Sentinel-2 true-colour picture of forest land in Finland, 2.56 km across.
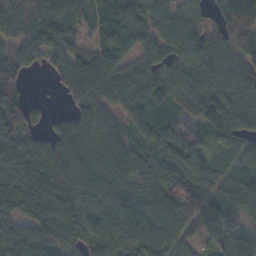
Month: November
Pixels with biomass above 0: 89%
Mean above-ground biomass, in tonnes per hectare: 84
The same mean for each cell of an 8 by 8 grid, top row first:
79 103 67 96 93 79 31 130
76 80 53 80 67 77 104 84
90 16 105 99 94 66 83 82
106 16 60 59 87 48 112 114
96 69 89 93 77 168 60 55
103 127 99 100 70 94 86 70
98 108 84 100 93 120 34 69
100 88 85 83 108 80 28 99
